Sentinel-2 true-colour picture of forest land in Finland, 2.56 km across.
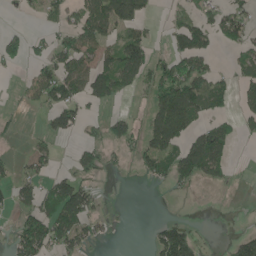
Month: June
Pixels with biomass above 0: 42%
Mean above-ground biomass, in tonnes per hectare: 51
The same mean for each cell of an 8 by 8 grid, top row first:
5 34 62 133 62 18 34 54
41 40 89 61 97 59 66 42
4 91 97 114 55 125 74 44
7 51 54 19 18 186 59 39
5 27 31 38 57 79 130 14
37 39 58 7 29 68 47 1
51 58 105 4 0 0 0 1
64 102 74 7 2 136 3 47
